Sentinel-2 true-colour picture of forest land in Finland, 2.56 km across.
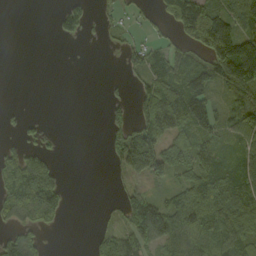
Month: September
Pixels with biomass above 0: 55%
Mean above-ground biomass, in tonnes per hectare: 68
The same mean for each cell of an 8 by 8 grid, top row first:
0 2 78 22 23 139 157 99
0 0 1 8 53 47 135 158
0 0 0 7 55 98 118 148
6 0 0 36 104 165 123 96
41 24 0 61 143 100 57 45
147 116 0 17 93 71 115 90
105 142 0 8 171 121 131 137
79 17 0 68 106 96 82 95
